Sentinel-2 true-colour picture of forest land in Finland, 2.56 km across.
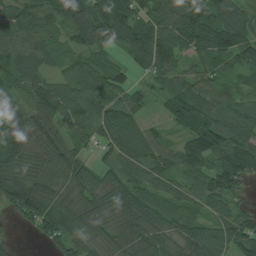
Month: July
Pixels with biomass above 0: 91%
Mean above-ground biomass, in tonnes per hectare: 89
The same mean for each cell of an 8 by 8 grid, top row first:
80 73 93 154 86 113 128 99
87 63 56 57 105 102 120 122
70 75 80 78 28 73 74 58
82 109 95 86 40 88 98 72
84 99 52 93 85 65 149 108
132 95 93 67 95 90 103 100
96 129 101 94 107 86 70 49
12 59 121 67 90 81 137 129
